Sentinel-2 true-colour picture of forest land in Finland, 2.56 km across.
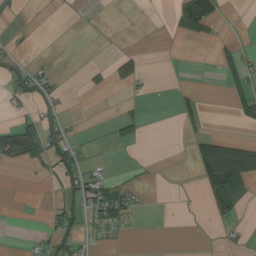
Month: August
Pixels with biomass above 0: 21%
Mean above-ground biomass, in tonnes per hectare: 17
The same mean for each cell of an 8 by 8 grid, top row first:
5 0 1 0 0 33 57 0
8 0 0 1 5 0 1 16
47 30 3 32 16 0 0 34
18 27 0 1 10 17 7 27
84 53 14 12 8 0 58 47
0 16 53 14 6 0 66 88
1 8 38 47 4 0 25 25
0 18 23 4 0 0 0 6
